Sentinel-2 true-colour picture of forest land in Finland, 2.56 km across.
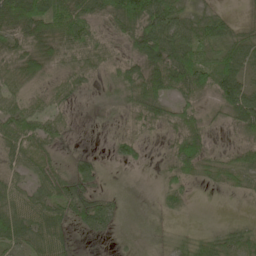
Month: May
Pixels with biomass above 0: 78%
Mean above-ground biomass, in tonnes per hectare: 45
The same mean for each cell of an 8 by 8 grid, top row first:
84 75 62 55 114 74 27 10
52 56 75 30 91 110 44 48
54 33 45 29 85 95 61 64
65 49 5 6 60 49 21 83
72 51 2 22 23 43 32 32
37 65 56 2 1 39 29 42
68 70 67 37 2 19 0 3
64 76 11 8 3 21 33 44
